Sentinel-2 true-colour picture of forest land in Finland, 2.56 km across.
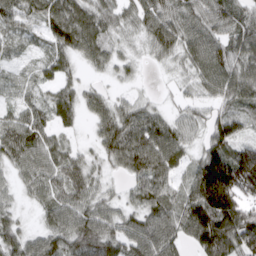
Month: March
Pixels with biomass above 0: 90%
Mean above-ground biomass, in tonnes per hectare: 74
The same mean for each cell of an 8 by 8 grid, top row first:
62 92 98 63 77 73 86 57
13 40 84 44 26 67 97 72
21 42 32 22 9 23 91 95
47 56 51 81 58 27 47 63
90 64 16 101 106 79 79 82
39 70 55 26 85 47 205 179
31 59 75 47 84 83 188 141
71 80 100 82 124 87 178 140
